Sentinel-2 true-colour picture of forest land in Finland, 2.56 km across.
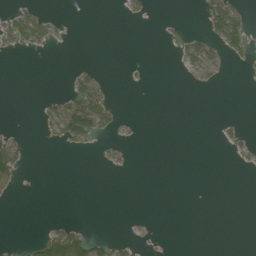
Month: August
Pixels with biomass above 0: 14%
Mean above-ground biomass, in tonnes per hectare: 11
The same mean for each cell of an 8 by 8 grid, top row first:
39 20 0 0 10 2 44 38
21 15 0 0 0 11 31 36
0 0 34 4 2 1 15 1
0 27 78 28 0 0 0 0
29 7 27 10 1 0 0 16
30 0 0 1 0 0 0 1
0 0 0 0 0 0 0 0
2 49 58 24 4 0 0 0
